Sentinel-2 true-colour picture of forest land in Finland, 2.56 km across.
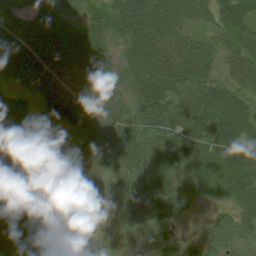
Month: July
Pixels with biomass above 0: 83%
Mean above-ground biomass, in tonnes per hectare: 49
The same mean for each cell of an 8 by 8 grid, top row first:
75 61 38 59 80 60 33 53
43 97 97 38 82 64 33 35
43 75 81 65 76 64 50 30
42 29 70 75 74 69 75 58
40 10 50 63 61 71 69 63
69 28 10 21 46 40 72 66
84 57 0 4 43 34 14 48
11 68 7 2 5 26 21 28
